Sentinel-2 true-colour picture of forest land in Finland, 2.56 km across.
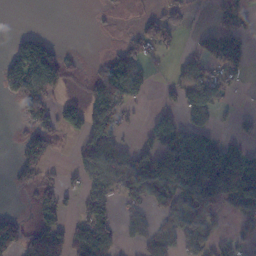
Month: November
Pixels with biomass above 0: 48%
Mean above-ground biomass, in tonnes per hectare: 63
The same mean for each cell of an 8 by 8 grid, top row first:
0 0 0 7 20 38 12 54
55 60 5 14 55 19 64 75
103 98 23 181 69 31 94 22
18 66 82 125 11 53 67 15
20 71 48 89 41 159 101 36
38 31 57 120 170 133 131 151
4 74 38 58 64 96 80 73
96 95 77 67 79 73 82 44
